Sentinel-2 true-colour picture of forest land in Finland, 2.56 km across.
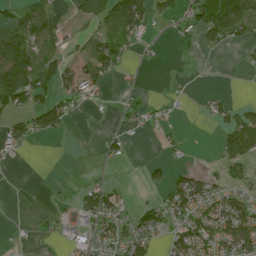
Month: July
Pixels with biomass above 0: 44%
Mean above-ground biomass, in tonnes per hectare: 47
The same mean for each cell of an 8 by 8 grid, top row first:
59 80 51 130 95 47 97 97
156 80 33 109 12 16 34 23
169 89 93 30 6 8 2 0
68 115 15 6 35 7 19 42
40 3 0 21 1 17 1 90
1 0 3 4 17 37 37 35
0 4 45 69 45 81 103 84
6 8 32 65 72 75 94 115
